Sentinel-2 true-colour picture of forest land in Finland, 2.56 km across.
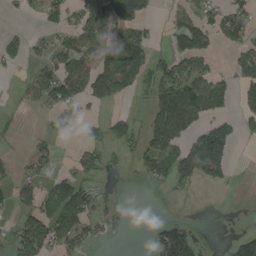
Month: August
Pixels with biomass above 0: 42%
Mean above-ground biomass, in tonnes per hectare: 51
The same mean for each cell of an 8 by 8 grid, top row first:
5 34 62 133 62 18 34 54
41 40 89 61 97 59 66 42
4 91 97 114 55 125 74 44
7 51 54 19 18 186 59 39
5 27 31 38 57 79 130 14
37 39 58 7 29 68 47 1
51 58 105 4 0 0 0 1
64 102 74 7 2 136 3 47
